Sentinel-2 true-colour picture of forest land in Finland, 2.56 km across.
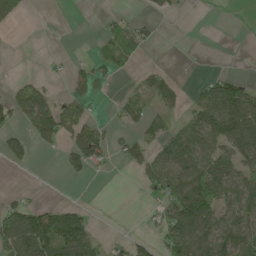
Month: May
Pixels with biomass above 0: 42%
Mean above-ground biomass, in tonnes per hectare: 44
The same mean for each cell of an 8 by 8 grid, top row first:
46 0 0 13 15 13 0 0
0 0 1 34 26 0 1 3
13 13 33 13 18 20 30 40
61 82 46 11 43 23 106 138
48 36 71 34 38 78 80 99
1 0 24 5 38 99 117 70
50 44 29 0 8 110 101 89
105 130 120 15 25 96 82 103
